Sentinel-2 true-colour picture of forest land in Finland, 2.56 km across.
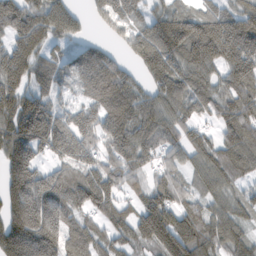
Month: February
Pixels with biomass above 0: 88%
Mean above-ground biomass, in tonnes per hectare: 129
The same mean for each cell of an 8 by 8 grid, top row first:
180 185 69 124 75 128 125 152
147 75 63 49 162 157 196 209
146 93 86 167 69 121 95 161
192 144 100 148 140 101 76 159
190 159 161 126 126 96 102 154
177 120 124 119 64 77 109 78
186 188 112 117 113 131 91 90
212 189 143 112 111 172 124 98
